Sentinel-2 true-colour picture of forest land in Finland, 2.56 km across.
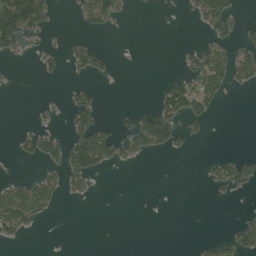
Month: August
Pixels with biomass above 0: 22%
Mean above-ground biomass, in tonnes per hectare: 21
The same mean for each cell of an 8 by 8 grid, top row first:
154 43 21 41 0 1 55 11
35 11 27 5 0 4 31 28
1 8 8 5 0 29 59 29
0 5 40 2 24 47 29 0
13 49 71 49 57 34 3 0
7 26 43 2 0 0 13 43
83 30 0 0 0 0 0 1
11 0 0 0 0 0 10 39
